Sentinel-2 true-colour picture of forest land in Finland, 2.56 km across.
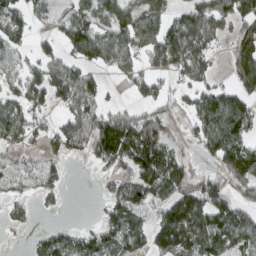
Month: March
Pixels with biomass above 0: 66%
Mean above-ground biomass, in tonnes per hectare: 76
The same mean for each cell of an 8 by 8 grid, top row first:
63 32 66 87 92 47 93 99
59 37 108 98 78 121 68 110
76 108 95 16 76 36 58 92
85 46 88 80 52 35 115 136
68 52 64 189 156 33 81 124
47 51 0 60 120 96 43 125
38 19 0 64 71 127 110 70
3 71 77 78 71 123 94 82
